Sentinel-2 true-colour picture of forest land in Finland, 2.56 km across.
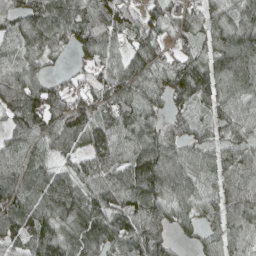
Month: April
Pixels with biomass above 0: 91%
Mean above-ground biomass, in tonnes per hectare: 83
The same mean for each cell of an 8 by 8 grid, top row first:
68 108 83 93 61 71 65 71
51 70 57 51 83 48 68 123
86 54 42 74 91 96 109 105
88 102 110 77 71 48 51 82
71 71 69 105 96 77 58 74
88 96 80 93 143 100 55 91
114 116 118 117 121 74 65 97
76 117 102 108 119 34 47 66
